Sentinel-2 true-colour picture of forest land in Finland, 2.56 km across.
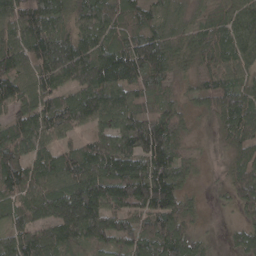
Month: April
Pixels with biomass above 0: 91%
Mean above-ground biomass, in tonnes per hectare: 87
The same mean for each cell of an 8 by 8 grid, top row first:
106 123 86 88 58 49 35 82
99 127 101 101 131 69 87 92
101 92 98 129 80 36 47 63
86 118 117 104 47 52 46 128
99 67 50 105 128 67 5 69
102 96 126 141 141 98 7 67
69 129 205 106 83 84 13 50
110 105 86 90 99 115 30 55
